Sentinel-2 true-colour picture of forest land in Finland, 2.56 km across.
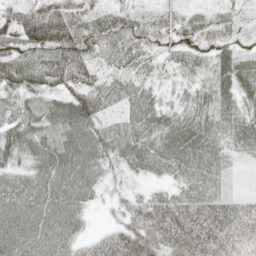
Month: May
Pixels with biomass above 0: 93%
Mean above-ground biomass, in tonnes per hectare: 59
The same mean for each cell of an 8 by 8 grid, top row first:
43 68 36 33 32 35 37 19
53 86 82 49 48 42 41 35
79 70 67 35 34 30 52 73
65 74 98 30 67 42 71 58
91 87 93 68 69 74 67 51
54 84 80 24 37 42 61 12
83 81 57 18 61 81 75 44
87 77 43 61 93 89 78 46
